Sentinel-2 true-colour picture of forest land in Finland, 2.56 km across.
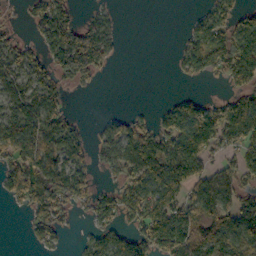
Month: October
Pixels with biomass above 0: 61%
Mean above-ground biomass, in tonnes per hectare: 76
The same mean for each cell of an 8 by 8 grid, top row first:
12 103 37 25 0 0 61 67
64 86 178 73 0 17 135 160
74 69 68 4 0 13 34 91
88 107 5 13 13 102 107 118
116 135 78 96 115 129 109 91
102 136 78 33 115 114 79 77
16 119 42 75 131 122 105 102
0 43 16 71 106 138 109 110
